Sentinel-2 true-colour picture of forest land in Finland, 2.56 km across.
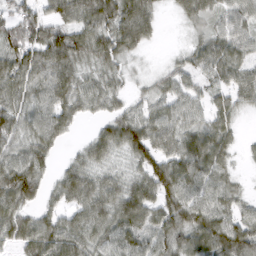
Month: March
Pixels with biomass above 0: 86%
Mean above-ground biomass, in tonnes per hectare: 63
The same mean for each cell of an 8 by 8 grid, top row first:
53 50 75 103 81 21 53 46
90 96 78 82 32 8 53 48
87 79 60 44 18 46 38 52
72 79 47 41 42 51 46 34
56 67 18 77 97 68 81 20
105 39 68 45 68 92 68 18
85 38 58 73 91 90 86 47
73 88 74 66 77 77 86 100
